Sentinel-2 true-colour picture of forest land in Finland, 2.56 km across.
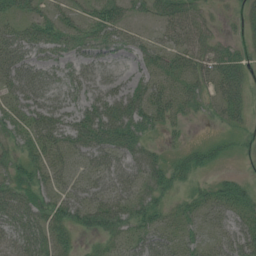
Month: July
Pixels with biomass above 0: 77%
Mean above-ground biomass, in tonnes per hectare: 38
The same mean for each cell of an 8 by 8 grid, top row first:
35 33 29 47 18 43 16 18
53 44 40 40 35 41 32 16
49 32 42 36 34 48 45 42
32 53 54 75 56 32 19 33
28 51 58 73 38 7 16 10
37 34 34 51 54 31 12 15
51 40 59 56 46 26 39 46
38 43 15 31 45 36 25 50
